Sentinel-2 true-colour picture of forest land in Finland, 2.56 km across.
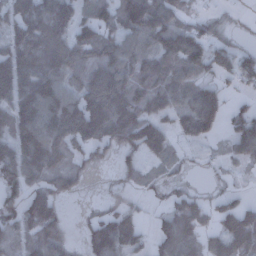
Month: December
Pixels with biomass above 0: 73%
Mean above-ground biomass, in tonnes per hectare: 93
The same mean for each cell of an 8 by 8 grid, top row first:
96 118 93 88 148 70 28 10
122 148 128 96 76 108 88 45
152 145 85 131 91 93 51 59
143 175 206 167 104 81 139 55
119 163 103 89 151 41 28 78
121 102 53 15 58 29 13 13
90 144 4 50 22 100 77 117
67 176 33 141 44 142 73 149
